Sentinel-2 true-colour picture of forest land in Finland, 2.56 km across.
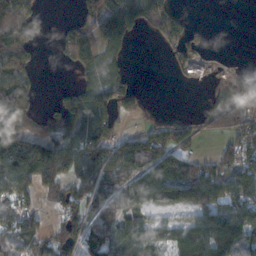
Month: November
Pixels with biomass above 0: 64%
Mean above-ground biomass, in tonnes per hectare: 75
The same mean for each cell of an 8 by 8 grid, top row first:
136 13 41 138 80 57 2 0
98 3 116 69 0 67 24 0
88 0 26 49 4 27 50 36
134 42 123 79 37 14 34 75
206 130 110 100 73 106 4 93
181 136 112 108 103 121 95 107
93 30 94 72 61 52 83 119
71 82 98 111 92 68 116 96
